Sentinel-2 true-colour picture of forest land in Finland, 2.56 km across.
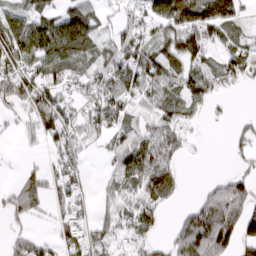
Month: March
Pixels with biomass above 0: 69%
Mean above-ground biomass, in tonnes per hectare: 51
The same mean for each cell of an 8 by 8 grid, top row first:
55 64 90 20 47 123 113 51
84 105 92 44 54 75 64 44
78 56 35 61 76 55 60 39
24 85 33 63 39 56 15 3
7 37 38 35 62 48 5 22
10 39 28 31 86 38 5 37
42 31 31 30 44 14 100 77
25 23 53 32 33 65 157 69
